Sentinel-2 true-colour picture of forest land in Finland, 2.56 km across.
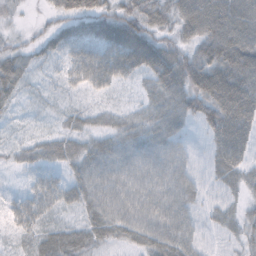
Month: October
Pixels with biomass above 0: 93%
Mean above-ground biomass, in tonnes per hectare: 41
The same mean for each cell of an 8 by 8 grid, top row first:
10 16 60 49 55 55 90 90
24 30 43 60 79 44 70 93
37 9 35 39 29 69 84 92
8 6 18 18 31 54 69 93
13 34 32 38 48 36 30 66
7 22 36 41 42 43 21 42
25 31 32 45 45 44 20 26
17 41 43 33 44 52 13 28
